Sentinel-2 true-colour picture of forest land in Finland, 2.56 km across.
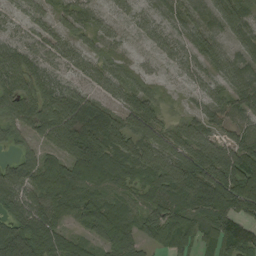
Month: September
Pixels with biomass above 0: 90%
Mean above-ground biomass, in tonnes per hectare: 64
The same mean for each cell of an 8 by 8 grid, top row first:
23 31 39 27 29 37 40 65
40 52 45 26 18 36 49 49
81 48 40 65 31 16 34 63
84 88 105 67 89 15 45 49
40 55 125 90 89 82 75 68
84 78 77 72 69 129 104 125
53 71 63 73 69 82 100 84
110 85 39 80 56 78 56 95
